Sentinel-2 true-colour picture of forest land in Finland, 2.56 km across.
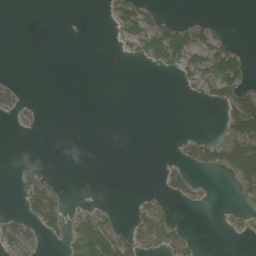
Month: June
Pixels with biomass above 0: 25%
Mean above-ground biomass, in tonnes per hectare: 23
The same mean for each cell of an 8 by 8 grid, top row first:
0 0 0 28 51 9 4 0
0 0 0 3 66 84 66 18
5 0 0 0 0 13 80 67
17 0 0 0 0 0 0 130
0 0 0 0 0 8 44 101
12 22 0 0 0 28 4 70
7 84 14 8 26 12 5 9
48 12 114 81 52 44 0 4
